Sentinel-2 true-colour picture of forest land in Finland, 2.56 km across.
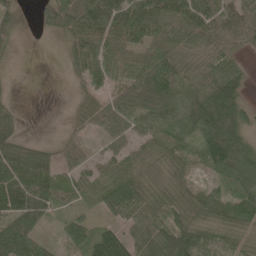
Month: May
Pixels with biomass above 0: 82%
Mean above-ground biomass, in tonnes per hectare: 64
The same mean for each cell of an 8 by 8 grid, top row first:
32 51 88 93 94 80 82 73
15 1 79 67 59 60 53 42
3 0 39 62 94 76 81 62
20 0 32 77 81 75 142 86
65 22 36 39 43 68 119 95
93 85 50 58 49 40 38 91
123 73 29 70 83 59 67 77
117 27 67 114 78 109 55 37
